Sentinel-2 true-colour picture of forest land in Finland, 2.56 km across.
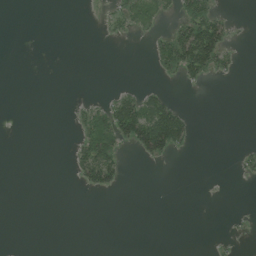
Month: July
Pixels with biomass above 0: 16%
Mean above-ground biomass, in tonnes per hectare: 17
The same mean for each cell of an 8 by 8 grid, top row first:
0 0 0 17 44 21 58 2
0 0 0 0 2 90 153 10
0 0 0 0 1 16 24 5
0 0 16 75 107 65 0 0
0 0 39 80 94 68 0 4
0 0 41 64 0 0 0 10
0 0 0 0 0 0 0 1
0 0 0 0 0 0 1 7
